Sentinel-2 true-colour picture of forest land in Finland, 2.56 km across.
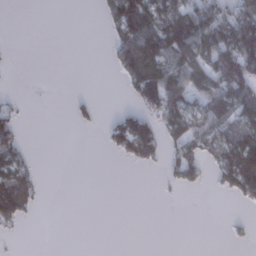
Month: January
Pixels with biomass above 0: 36%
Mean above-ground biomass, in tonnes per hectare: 41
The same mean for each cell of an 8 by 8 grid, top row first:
0 0 0 49 95 96 111 107
0 0 0 35 113 129 120 173
0 0 0 4 114 92 102 154
20 0 9 7 53 109 90 92
41 0 0 31 85 54 62 110
87 1 0 0 0 39 19 122
104 1 0 0 0 0 0 7
5 0 0 0 0 0 0 5
